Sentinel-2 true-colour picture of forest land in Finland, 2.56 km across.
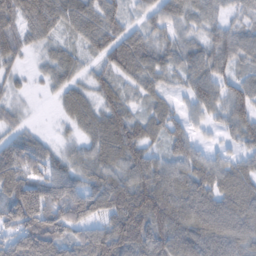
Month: February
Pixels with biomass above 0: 91%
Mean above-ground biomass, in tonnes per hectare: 75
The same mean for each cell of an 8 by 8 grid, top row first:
87 93 78 69 41 58 52 38
66 37 42 76 75 65 69 69
28 33 42 60 63 39 82 60
32 3 77 80 45 43 55 83
72 34 47 103 74 66 22 55
98 88 66 83 98 78 86 76
147 130 109 109 134 91 109 95
114 132 71 132 119 104 114 83
